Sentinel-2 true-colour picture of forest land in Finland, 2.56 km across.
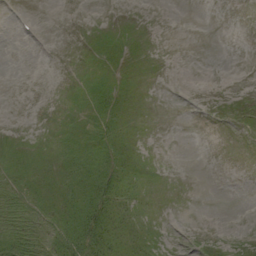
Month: September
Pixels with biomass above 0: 33%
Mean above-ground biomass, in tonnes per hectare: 6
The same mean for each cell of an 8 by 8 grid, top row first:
0 0 0 0 0 0 0 0
0 0 0 4 0 0 0 0
0 0 2 5 0 0 0 0
0 0 4 14 0 0 0 0
2 2 17 18 1 0 0 0
14 10 28 26 4 0 0 0
21 22 31 24 5 0 0 0
28 26 35 28 17 2 6 7
